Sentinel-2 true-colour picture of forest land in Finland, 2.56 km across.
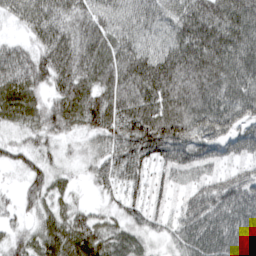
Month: March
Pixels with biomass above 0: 94%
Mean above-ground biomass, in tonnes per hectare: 73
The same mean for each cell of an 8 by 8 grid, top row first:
55 92 65 73 78 76 95 105
42 85 71 75 80 88 104 103
79 67 79 75 111 103 93 102
76 64 80 87 101 102 123 100
40 43 24 69 114 118 89 73
16 58 16 61 57 44 54 71
27 48 31 28 48 31 96 96
43 80 89 66 40 47 106 95
